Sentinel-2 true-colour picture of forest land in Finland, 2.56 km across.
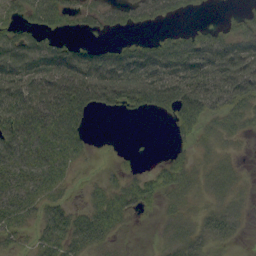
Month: September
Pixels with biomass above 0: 70%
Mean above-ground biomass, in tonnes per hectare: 44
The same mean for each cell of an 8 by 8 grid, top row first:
31 55 23 28 34 22 3 17
88 63 37 34 45 60 61 64
96 97 105 98 95 83 77 91
87 95 67 21 28 50 50 44
69 69 42 0 0 13 25 13
56 62 11 17 21 35 33 18
46 46 22 61 22 26 27 20
21 53 60 35 0 38 30 9
